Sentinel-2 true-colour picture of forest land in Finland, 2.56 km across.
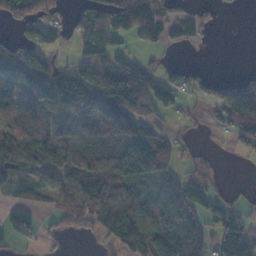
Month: November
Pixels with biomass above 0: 64%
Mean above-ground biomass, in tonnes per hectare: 62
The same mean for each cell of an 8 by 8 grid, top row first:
63 53 42 85 106 48 28 2
54 51 29 48 20 16 6 0
74 89 84 104 75 38 40 41
86 82 88 144 62 24 17 118
103 113 111 133 143 50 3 42
65 43 86 104 130 60 30 0
42 29 87 104 67 77 49 19
31 21 10 47 88 125 57 75
